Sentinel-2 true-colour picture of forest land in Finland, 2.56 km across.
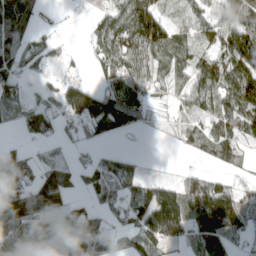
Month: April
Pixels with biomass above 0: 71%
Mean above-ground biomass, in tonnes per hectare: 76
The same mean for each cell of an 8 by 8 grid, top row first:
195 15 15 73 158 22 75 96
102 50 5 94 119 85 55 142
84 24 43 64 72 50 105 119
44 79 127 160 45 24 69 111
16 32 42 17 0 18 72 49
73 110 39 85 33 10 57 12
152 146 40 50 118 156 178 115
107 86 100 50 97 77 145 37
